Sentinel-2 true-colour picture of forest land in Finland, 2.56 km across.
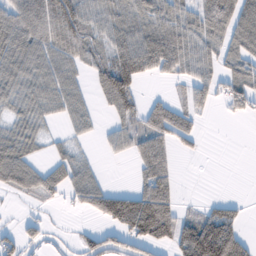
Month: February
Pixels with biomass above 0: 63%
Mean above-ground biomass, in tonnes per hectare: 60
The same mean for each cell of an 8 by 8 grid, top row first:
83 106 83 65 65 60 115 119
74 68 65 74 114 91 59 90
67 64 30 137 39 35 58 81
37 39 42 51 60 63 26 34
66 20 14 27 75 56 7 0
80 59 52 2 73 38 1 0
3 12 30 131 173 73 33 24
45 21 27 51 96 97 169 85
